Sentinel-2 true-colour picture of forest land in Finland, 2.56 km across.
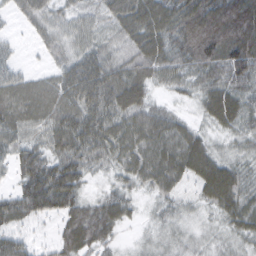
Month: February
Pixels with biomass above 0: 92%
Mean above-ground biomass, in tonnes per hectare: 60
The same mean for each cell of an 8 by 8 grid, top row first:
23 54 40 56 85 83 103 109
13 35 55 47 77 71 106 98
53 42 110 82 69 43 59 69
80 75 89 79 69 27 52 65
63 62 88 70 69 67 44 31
44 101 69 29 58 68 81 53
68 67 61 70 17 33 37 68
45 12 80 34 21 34 25 40
